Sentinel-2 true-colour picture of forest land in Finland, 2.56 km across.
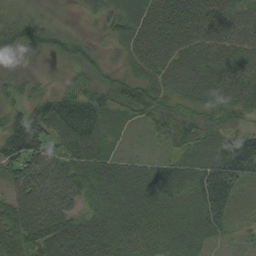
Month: August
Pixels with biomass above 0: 97%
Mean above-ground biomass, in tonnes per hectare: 61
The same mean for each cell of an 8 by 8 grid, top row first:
49 34 18 54 81 91 81 69
59 62 54 27 85 80 73 78
38 25 39 46 63 62 70 65
47 98 95 60 51 50 47 59
94 73 103 44 7 46 49 91
67 71 69 80 57 62 75 77
73 79 37 62 60 45 71 13
81 83 92 63 53 52 27 10
